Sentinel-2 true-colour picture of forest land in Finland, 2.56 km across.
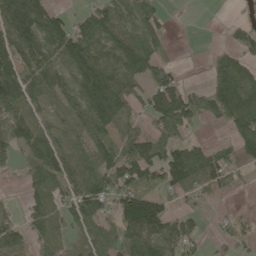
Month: May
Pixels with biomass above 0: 70%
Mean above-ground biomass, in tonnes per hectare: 77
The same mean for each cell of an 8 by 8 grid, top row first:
153 108 42 99 84 1 0 6
129 100 119 94 110 13 13 72
128 93 111 113 64 55 53 108
77 40 71 129 55 168 83 147
85 85 57 75 110 88 47 77
18 96 96 111 99 120 107 28
25 76 109 58 164 35 10 8
90 49 44 64 132 101 16 37
